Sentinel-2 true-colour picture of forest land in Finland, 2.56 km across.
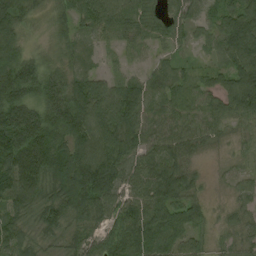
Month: August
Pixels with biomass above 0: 91%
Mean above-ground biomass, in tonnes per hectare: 78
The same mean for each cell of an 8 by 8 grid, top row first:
77 33 69 86 59 52 42 110
84 29 40 30 38 29 33 131
159 107 65 48 56 58 41 97
191 139 146 122 96 66 64 78
179 168 120 106 71 58 26 27
131 117 142 108 82 90 13 32
72 104 107 71 94 76 28 36
66 44 56 54 101 75 30 39
